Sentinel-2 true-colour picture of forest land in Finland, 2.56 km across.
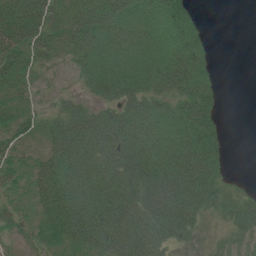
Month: July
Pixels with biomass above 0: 82%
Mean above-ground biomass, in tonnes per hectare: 42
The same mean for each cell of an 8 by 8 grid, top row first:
66 50 36 45 28 40 2 0
67 41 49 35 30 47 15 0
44 17 23 58 54 64 31 0
35 20 40 37 51 40 48 0
36 40 70 63 55 46 57 0
33 63 53 60 64 71 56 2
35 63 70 72 68 80 34 42
23 54 58 70 69 34 10 25
